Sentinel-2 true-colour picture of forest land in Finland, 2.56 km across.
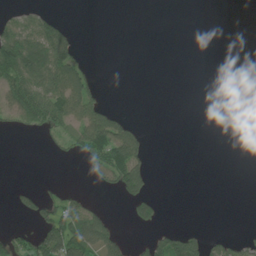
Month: June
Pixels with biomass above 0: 26%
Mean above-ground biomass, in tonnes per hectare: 31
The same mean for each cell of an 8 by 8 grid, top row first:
23 35 0 0 0 0 0 0
138 137 32 0 0 0 0 0
102 106 71 0 0 0 0 0
67 100 83 39 0 0 0 0
0 13 72 130 36 0 0 0
0 0 5 75 73 0 0 0
26 58 53 3 61 0 0 0
41 120 86 57 21 76 37 24
